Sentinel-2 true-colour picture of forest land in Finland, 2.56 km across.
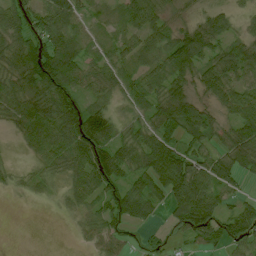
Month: July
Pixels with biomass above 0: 80%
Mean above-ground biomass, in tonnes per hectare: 45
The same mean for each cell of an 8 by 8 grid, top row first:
48 57 36 20 52 18 28 19
55 63 41 25 49 76 44 48
46 101 49 39 48 54 57 42
40 68 90 40 35 79 33 58
7 58 97 65 58 44 32 75
15 23 50 72 53 98 72 42
1 3 27 51 44 54 79 38
0 0 12 42 13 13 43 54
